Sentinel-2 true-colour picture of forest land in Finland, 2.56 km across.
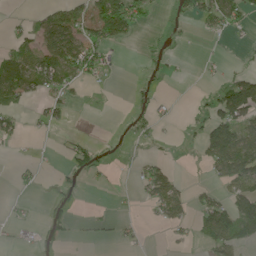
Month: June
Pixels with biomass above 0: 33%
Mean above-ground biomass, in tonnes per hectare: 32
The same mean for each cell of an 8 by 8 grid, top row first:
7 48 60 149 42 18 62 51
37 80 83 35 9 4 1 6
70 59 41 6 9 3 6 59
33 30 1 1 18 5 33 98
14 1 26 5 10 5 85 111
8 2 21 7 37 26 17 99
5 9 3 4 8 52 66 101
11 15 6 7 6 9 48 71
